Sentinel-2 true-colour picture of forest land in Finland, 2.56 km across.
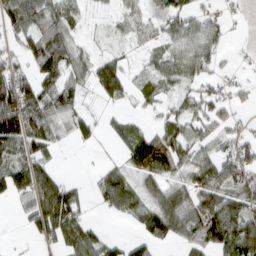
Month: March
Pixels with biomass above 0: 68%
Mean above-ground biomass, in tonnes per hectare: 59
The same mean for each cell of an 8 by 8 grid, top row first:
84 84 29 17 36 65 38 12
35 132 34 15 18 55 72 6
97 69 45 99 32 57 44 21
153 89 47 15 18 39 63 18
87 64 26 18 99 78 54 62
100 76 4 75 64 56 83 85
20 135 65 60 76 86 94 84
5 49 99 29 57 47 64 146
